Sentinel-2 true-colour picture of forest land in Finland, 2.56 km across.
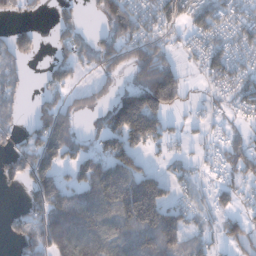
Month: December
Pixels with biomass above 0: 63%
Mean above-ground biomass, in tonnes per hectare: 81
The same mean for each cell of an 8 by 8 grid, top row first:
36 14 27 105 73 102 100 62
100 19 77 95 86 25 60 52
56 51 29 45 119 108 40 65
57 112 60 102 205 34 23 33
56 177 79 110 89 23 25 39
86 123 100 180 111 38 19 48
19 164 186 158 207 81 34 37
56 157 158 124 144 104 35 72
